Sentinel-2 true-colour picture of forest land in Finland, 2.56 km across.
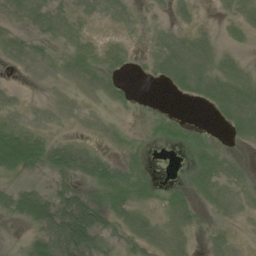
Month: July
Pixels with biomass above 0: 62%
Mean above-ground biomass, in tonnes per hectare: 27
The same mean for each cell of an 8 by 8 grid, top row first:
18 35 21 19 6 12 1 18
29 18 28 19 4 37 28 9
3 6 32 23 3 36 42 33
19 12 8 7 4 5 9 54
106 52 24 9 8 11 22 7
35 33 46 54 20 1 43 19
54 73 80 47 19 36 18 11
5 81 95 24 43 24 14 4
